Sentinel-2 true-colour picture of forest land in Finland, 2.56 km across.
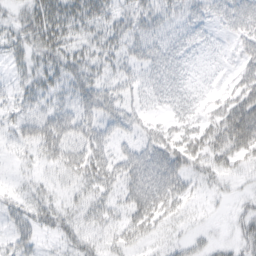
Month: March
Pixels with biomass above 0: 69%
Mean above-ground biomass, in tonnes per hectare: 29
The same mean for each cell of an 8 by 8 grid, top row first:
19 37 36 28 37 25 25 49
21 35 20 27 35 32 18 23
16 27 37 24 27 38 12 31
19 27 36 33 22 27 21 71
21 39 35 25 37 52 48 57
8 12 35 35 66 53 24 14
21 30 23 24 58 29 6 11
23 9 24 22 23 14 10 18
